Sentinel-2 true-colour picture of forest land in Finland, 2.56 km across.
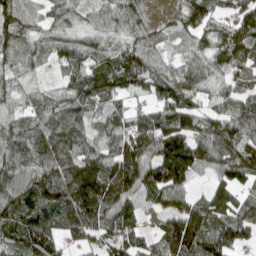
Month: April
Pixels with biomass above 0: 89%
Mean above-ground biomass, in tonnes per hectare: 92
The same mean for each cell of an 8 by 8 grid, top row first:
97 63 58 80 56 41 93 96
101 51 74 59 89 28 81 123
58 15 101 95 87 92 83 78
66 63 99 72 64 131 57 91
107 102 97 93 130 158 110 105
117 126 154 149 125 131 29 89
133 122 151 124 52 89 112 100
96 109 53 93 46 146 127 87
